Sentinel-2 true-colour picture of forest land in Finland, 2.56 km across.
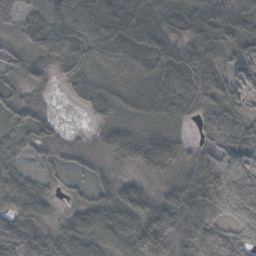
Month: October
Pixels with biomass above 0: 91%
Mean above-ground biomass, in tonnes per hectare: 59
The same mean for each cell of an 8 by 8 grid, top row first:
40 73 75 70 68 72 91 74
41 75 70 62 62 49 65 69
31 27 52 46 54 50 61 78
45 14 9 43 46 56 43 55
36 30 10 71 72 32 42 61
63 23 17 24 29 33 101 60
75 50 43 90 78 105 80 66
82 88 99 90 102 69 97 61
